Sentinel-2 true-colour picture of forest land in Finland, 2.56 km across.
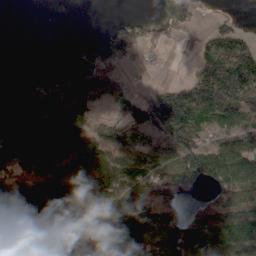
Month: April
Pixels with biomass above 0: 69%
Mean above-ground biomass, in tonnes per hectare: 104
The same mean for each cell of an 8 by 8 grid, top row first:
0 0 0 7 16 94 14 27
0 0 30 79 49 6 101 143
32 65 149 112 6 22 187 212
212 127 138 46 109 194 162 126
183 136 140 153 109 156 71 123
94 154 126 143 136 149 139 158
172 188 118 96 101 72 113 151
101 84 137 197 141 123 119 132
